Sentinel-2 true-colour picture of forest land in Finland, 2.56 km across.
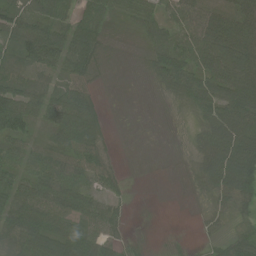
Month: July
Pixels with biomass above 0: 75%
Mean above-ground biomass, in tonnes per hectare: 52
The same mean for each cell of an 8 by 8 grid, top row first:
70 62 57 31 48 48 58 61
79 91 89 5 23 71 83 92
60 37 60 4 7 79 76 95
87 68 104 4 1 9 70 97
45 47 80 16 1 7 85 107
57 78 65 39 1 2 71 125
71 80 69 38 0 0 29 44
63 81 87 35 6 4 16 60
